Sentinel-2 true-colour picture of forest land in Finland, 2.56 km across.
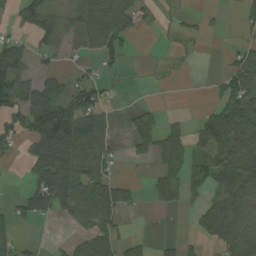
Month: September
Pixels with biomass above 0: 50%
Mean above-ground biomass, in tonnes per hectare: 42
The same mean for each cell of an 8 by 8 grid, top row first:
28 35 44 75 24 7 9 24
44 30 36 51 0 10 2 20
87 41 30 15 1 3 7 72
74 79 96 13 38 3 35 76
38 85 84 28 61 55 61 57
2 96 72 36 5 47 58 114
29 68 70 76 8 15 52 72
35 4 34 57 14 19 46 80
